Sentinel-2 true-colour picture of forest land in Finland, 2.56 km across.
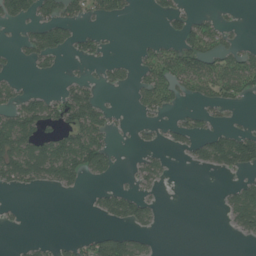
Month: July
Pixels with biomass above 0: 36%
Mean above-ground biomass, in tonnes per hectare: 33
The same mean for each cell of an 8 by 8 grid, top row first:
46 40 35 39 1 31 16 4
15 71 27 4 15 44 67 33
16 7 23 24 41 66 71 77
62 60 97 19 19 16 26 7
94 69 94 22 11 18 57 77
69 58 49 19 36 2 3 22
4 0 0 51 39 0 0 78
2 9 18 64 21 0 0 7
